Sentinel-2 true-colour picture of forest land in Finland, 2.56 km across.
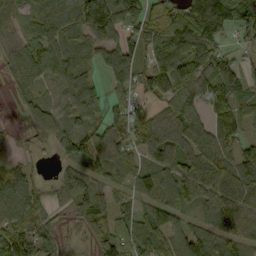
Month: September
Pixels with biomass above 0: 86%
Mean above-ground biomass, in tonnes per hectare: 87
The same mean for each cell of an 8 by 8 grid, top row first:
67 88 130 150 100 94 139 103
66 102 75 97 86 127 89 27
65 75 102 56 79 148 102 106
22 96 103 46 44 108 82 92
35 50 129 84 74 100 99 67
85 14 112 61 63 107 137 95
108 52 80 84 49 99 80 122
111 63 18 137 92 89 104 91
